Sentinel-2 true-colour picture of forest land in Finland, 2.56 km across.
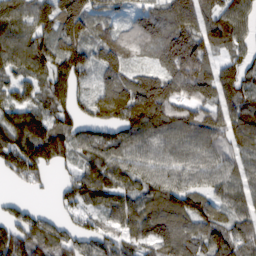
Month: February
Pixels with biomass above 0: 88%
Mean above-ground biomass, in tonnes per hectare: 87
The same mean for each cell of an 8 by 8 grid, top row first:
110 87 144 68 82 135 90 82
115 96 100 95 61 150 93 51
71 90 68 84 88 121 95 90
96 92 58 121 135 90 78 104
119 149 86 98 107 93 95 86
52 29 78 87 81 81 70 65
38 10 54 71 81 96 84 63
106 91 72 68 70 96 85 93
